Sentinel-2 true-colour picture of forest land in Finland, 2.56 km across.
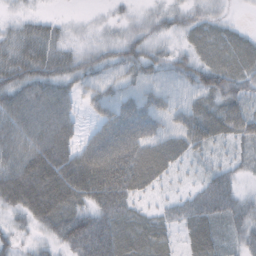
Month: October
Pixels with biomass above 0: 88%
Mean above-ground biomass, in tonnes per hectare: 44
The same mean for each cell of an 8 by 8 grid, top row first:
15 13 5 10 18 25 30 5
43 46 24 35 44 21 43 42
51 56 39 31 36 29 50 40
69 70 20 50 57 34 50 53
68 84 45 83 61 43 44 29
89 108 98 96 60 16 26 17
52 91 53 62 18 24 45 36
27 30 79 69 53 18 42 26
